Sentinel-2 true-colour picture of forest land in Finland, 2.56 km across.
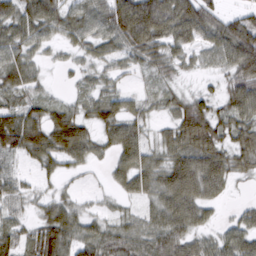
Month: March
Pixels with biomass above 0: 83%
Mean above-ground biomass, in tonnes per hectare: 54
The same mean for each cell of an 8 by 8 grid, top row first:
65 70 59 86 100 95 62 40
57 27 36 44 71 48 44 105
56 13 23 27 17 24 17 73
60 55 43 63 33 46 61 68
76 87 102 54 55 66 83 67
30 26 16 32 65 105 103 30
28 46 30 17 29 93 45 19
54 91 60 57 50 65 35 63
